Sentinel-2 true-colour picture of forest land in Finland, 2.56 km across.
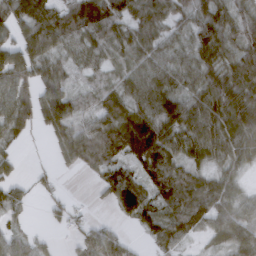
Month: March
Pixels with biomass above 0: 82%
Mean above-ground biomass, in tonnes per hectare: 67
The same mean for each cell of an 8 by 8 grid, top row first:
88 116 137 107 83 63 82 70
78 82 64 68 70 50 82 96
83 62 26 49 78 64 78 99
78 78 49 83 81 85 87 95
19 15 94 101 96 65 77 86
32 19 11 84 68 78 51 36
52 24 15 38 100 82 97 67
57 17 32 65 27 59 35 91
